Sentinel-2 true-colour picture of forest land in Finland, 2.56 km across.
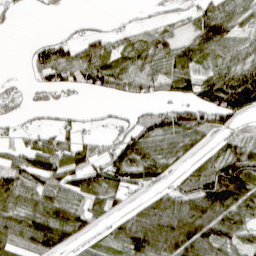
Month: April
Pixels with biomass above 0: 69%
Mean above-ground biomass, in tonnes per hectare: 60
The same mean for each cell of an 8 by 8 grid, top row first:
14 11 6 4 6 25 81 50
0 54 52 54 62 57 82 40
10 59 52 66 60 74 78 97
34 32 14 12 34 72 95 74
36 60 55 49 83 65 33 66
75 87 82 90 83 31 90 115
73 78 65 36 53 90 121 86
72 87 34 48 120 129 107 52
